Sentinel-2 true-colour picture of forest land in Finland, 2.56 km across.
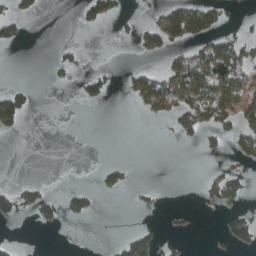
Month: March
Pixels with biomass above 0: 21%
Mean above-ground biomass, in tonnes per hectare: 20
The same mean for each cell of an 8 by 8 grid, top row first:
26 1 15 33 6 67 51 9
9 2 8 0 24 27 49 49
1 4 17 17 49 82 106 84
70 0 0 0 17 49 68 50
0 0 0 0 0 5 17 33
0 0 0 19 0 0 11 20
25 21 20 0 5 5 6 12
4 0 0 5 32 4 2 33
